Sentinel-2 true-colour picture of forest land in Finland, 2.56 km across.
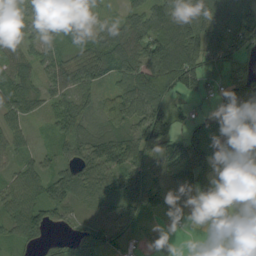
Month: September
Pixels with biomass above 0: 84%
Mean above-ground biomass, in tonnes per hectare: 61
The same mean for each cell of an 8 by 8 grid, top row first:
46 85 42 31 75 106 108 104
56 43 51 80 90 112 92 84
75 41 65 47 87 84 79 62
64 32 53 70 95 47 44 97
40 20 74 96 88 90 101 77
48 52 71 64 69 90 68 6
65 57 26 49 79 49 26 40
39 25 28 34 24 6 38 24
